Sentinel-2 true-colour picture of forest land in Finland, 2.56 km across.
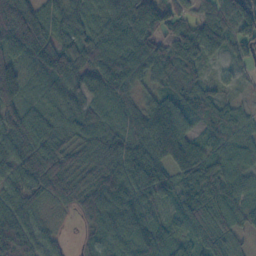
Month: October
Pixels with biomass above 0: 94%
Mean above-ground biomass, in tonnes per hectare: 75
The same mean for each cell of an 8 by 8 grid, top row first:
127 64 54 68 112 49 66 101
94 99 81 86 91 92 77 48
117 56 61 106 47 81 39 20
80 52 57 72 80 122 56 41
81 93 64 80 91 195 61 61
56 87 55 96 73 77 85 68
73 25 59 112 82 60 90 75
121 40 13 73 93 72 85 33
